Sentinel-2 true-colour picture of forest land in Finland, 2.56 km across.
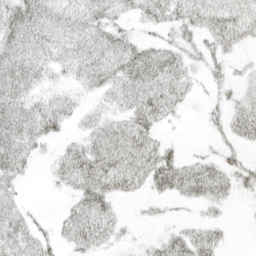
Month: April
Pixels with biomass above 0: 67%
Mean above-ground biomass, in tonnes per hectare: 24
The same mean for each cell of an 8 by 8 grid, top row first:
37 31 29 22 20 25 30 34
31 27 27 31 28 23 19 14
35 15 16 28 41 33 12 12
34 35 16 17 45 15 9 27
43 12 21 42 41 7 5 16
28 8 44 50 41 50 44 21
23 2 31 21 4 5 13 2
38 18 32 17 7 29 26 0
